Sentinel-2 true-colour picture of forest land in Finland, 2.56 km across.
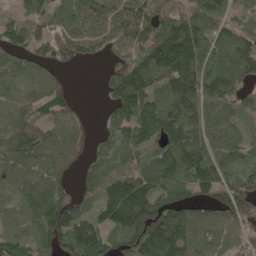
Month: May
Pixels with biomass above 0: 87%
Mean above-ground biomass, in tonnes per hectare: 108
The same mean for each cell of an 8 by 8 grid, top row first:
41 71 90 103 124 95 126 59
89 74 69 84 131 213 115 137
76 78 0 77 140 176 147 119
103 77 30 87 161 148 115 78
130 126 48 88 100 155 124 99
90 89 42 114 132 143 161 105
71 131 81 176 203 119 59 135
109 97 174 78 174 157 88 64
